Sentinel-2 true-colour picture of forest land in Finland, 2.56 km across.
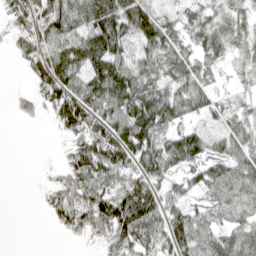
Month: April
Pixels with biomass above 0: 76%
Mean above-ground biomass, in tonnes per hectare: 59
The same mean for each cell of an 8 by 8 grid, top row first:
53 94 82 116 99 29 39 42
26 66 87 117 62 46 51 33
1 94 72 123 67 58 34 21
15 32 107 86 121 70 46 29
0 0 68 119 101 75 59 52
0 8 79 77 91 45 61 65
0 28 88 102 114 60 46 39
0 0 16 69 80 77 49 58
